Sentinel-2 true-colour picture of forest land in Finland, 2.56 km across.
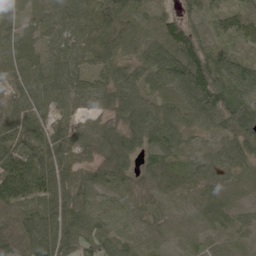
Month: June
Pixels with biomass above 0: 96%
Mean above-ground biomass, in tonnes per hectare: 75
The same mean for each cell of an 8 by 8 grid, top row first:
36 62 72 95 45 60 55 57
81 57 73 58 60 100 76 43
74 76 66 70 69 116 166 120
100 68 42 67 109 75 92 134
122 104 73 86 75 65 37 75
177 109 93 85 58 72 59 44
89 83 97 41 54 37 56 31
82 113 99 80 38 22 37 31
